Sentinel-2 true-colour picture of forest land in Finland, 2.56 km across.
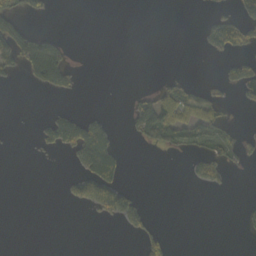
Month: October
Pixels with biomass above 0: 19%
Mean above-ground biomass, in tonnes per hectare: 22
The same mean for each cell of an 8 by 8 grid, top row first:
31 16 0 0 0 0 11 45
85 66 0 0 0 0 25 46
11 85 11 0 0 15 7 73
0 13 21 4 53 54 48 5
0 38 106 56 16 29 33 33
0 0 57 69 0 0 49 1
0 0 23 95 30 0 0 10
0 0 0 0 43 5 0 2
